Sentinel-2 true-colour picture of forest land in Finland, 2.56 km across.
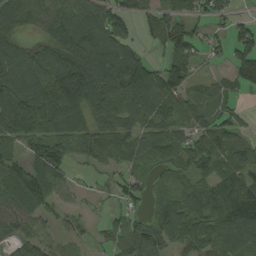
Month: August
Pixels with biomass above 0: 81%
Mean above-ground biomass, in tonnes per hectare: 83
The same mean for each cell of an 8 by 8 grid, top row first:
86 83 118 101 54 75 52 22
79 98 138 151 37 99 40 94
139 153 178 147 112 110 26 77
151 121 94 78 85 95 59 31
83 90 68 87 71 79 95 62
83 101 9 30 48 66 72 84
98 54 27 28 41 101 118 142
58 44 37 56 117 84 97 112
